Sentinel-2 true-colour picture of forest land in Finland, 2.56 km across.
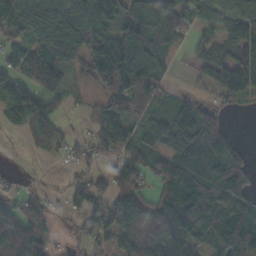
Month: October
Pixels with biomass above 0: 75%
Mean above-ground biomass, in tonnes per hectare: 68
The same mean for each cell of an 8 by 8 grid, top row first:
82 117 100 67 112 90 62 90
44 114 98 119 114 39 41 81
65 70 21 114 101 10 11 76
80 45 14 85 53 62 42 12
1 41 18 81 73 87 107 21
12 3 25 69 48 102 92 83
64 23 43 86 76 137 116 88
108 61 33 43 76 95 74 113
